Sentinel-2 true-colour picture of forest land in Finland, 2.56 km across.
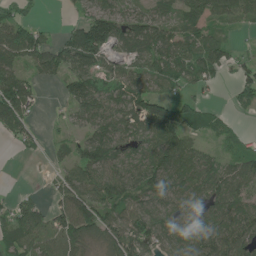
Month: June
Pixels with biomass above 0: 77%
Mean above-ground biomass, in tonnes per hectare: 72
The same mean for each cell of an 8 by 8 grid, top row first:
68 1 42 96 68 56 78 49
119 85 160 72 86 90 79 17
98 38 105 52 74 65 46 51
116 6 75 95 109 98 60 14
33 21 62 116 73 99 29 38
0 11 91 87 118 131 107 71
54 51 117 81 79 80 94 82
66 62 68 66 84 86 106 95
